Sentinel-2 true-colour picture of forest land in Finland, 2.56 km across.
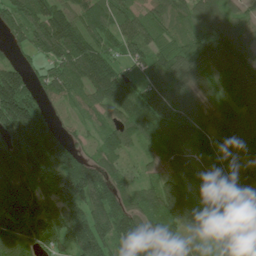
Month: June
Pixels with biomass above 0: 93%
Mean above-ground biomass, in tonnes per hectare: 111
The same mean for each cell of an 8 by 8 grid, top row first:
129 144 100 99 78 79 92 70
45 132 154 71 101 93 114 130
130 73 98 132 91 104 74 164
219 55 47 77 130 124 82 111
200 197 51 90 77 109 73 104
238 183 191 98 41 94 54 84
213 160 136 143 95 126 75 78
126 111 127 134 159 86 62 59
